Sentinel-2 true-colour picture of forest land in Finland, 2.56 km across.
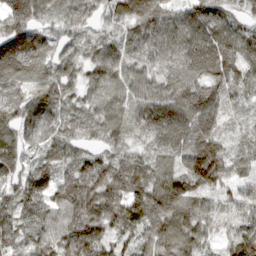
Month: March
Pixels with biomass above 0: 97%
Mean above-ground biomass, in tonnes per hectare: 97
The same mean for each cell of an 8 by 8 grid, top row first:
120 83 76 76 117 94 125 60
139 81 78 75 103 107 137 106
88 102 83 100 76 77 91 83
106 102 68 102 98 111 94 50
109 77 62 75 72 101 96 50
102 109 117 115 94 110 158 67
103 92 120 113 138 116 81 100
77 97 125 82 95 112 70 136
